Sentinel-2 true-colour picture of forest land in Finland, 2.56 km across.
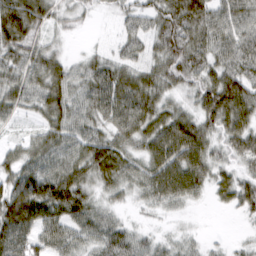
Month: March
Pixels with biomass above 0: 87%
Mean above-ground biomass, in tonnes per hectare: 56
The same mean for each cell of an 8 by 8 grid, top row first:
95 54 26 19 47 76 70 65
68 39 5 20 44 80 67 67
59 74 50 68 62 58 61 81
40 65 56 66 77 50 77 96
25 64 61 62 56 88 59 60
65 75 69 63 60 87 57 44
103 84 70 33 23 30 9 41
80 56 50 63 31 25 11 8
